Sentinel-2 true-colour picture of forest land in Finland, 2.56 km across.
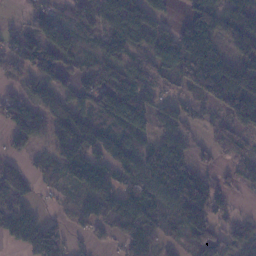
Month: January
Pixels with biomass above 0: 75%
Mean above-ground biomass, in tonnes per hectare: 84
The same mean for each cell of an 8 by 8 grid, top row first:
12 62 67 98 114 22 99 89
76 116 45 55 79 153 165 93
39 78 56 88 62 62 192 148
80 81 100 121 121 66 27 115
51 52 145 108 65 108 32 46
100 70 105 92 120 180 56 44
94 11 68 115 134 111 137 12
83 159 19 30 74 28 96 78
